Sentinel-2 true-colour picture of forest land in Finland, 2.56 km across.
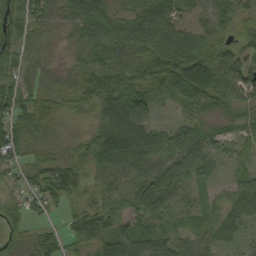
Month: September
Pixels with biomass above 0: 92%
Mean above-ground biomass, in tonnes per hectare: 54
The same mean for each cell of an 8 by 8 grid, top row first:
56 50 72 61 68 53 49 45
53 33 40 67 68 91 54 33
47 47 68 78 72 85 86 66
66 69 37 78 60 17 41 48
71 42 29 100 91 60 43 36
29 61 38 54 54 43 39 38
33 32 36 44 51 49 41 75
34 41 55 83 65 60 46 33
